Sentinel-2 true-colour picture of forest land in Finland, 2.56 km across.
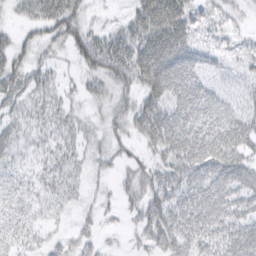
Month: March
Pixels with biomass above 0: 78%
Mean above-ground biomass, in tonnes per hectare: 36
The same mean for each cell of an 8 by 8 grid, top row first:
15 44 34 7 59 70 31 11
43 25 45 51 67 74 22 16
41 25 19 47 58 69 28 22
24 28 17 33 49 51 54 39
28 20 26 28 26 58 58 49
21 26 20 17 39 48 54 48
31 19 14 10 49 53 62 39
31 17 22 4 24 55 42 54
